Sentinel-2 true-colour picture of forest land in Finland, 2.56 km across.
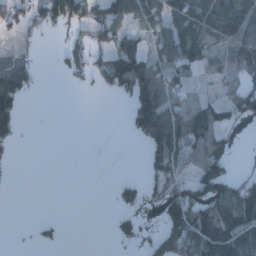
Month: January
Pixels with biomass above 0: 47%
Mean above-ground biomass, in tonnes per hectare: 48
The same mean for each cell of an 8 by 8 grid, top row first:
49 58 57 77 58 78 95 105
22 3 32 60 35 87 70 100
77 0 21 63 110 54 21 64
84 1 0 0 109 87 65 75
37 0 0 0 45 115 81 8
3 0 0 3 20 60 91 34
0 0 0 15 29 96 123 145
2 10 0 16 23 93 128 104
